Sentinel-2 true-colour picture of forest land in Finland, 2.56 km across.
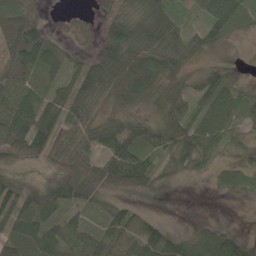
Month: May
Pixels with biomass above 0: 75%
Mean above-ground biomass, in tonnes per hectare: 52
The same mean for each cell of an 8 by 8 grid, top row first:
54 12 6 35 59 43 53 43
82 66 16 95 67 68 31 2
63 42 84 95 93 39 48 12
73 68 59 25 21 65 59 43
76 90 64 60 57 91 63 15
22 19 76 88 74 25 19 28
93 75 47 43 12 0 0 0
84 65 69 60 89 64 74 43
